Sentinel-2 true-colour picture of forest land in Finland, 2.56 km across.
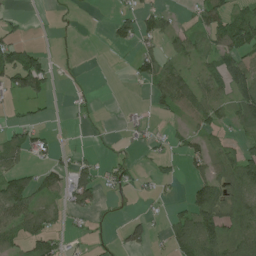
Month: July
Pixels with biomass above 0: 46%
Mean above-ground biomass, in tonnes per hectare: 41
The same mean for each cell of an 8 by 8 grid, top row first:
13 1 3 21 52 18 70 61
66 9 5 13 33 34 51 87
76 53 4 0 47 90 61 94
10 12 11 0 10 45 65 76
55 21 2 9 17 22 49 34
63 53 68 40 16 21 61 102
84 31 48 17 6 17 117 76
42 61 15 10 43 68 97 77
